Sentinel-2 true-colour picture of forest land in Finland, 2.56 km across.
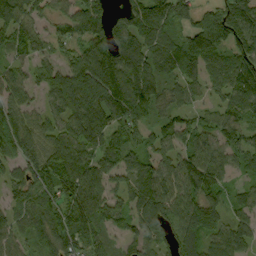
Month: September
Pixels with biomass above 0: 87%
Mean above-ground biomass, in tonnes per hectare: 103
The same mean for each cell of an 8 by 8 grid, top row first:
124 64 105 57 125 117 86 116
87 55 77 135 123 122 167 110
79 81 166 193 149 88 89 152
87 65 145 130 99 76 56 114
107 89 128 93 73 89 95 97
72 136 133 88 114 121 138 44
71 104 143 81 127 118 138 59
78 81 131 44 80 95 86 88
